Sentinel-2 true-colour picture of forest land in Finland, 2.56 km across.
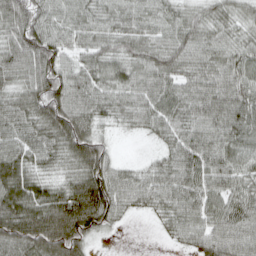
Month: April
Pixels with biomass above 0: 92%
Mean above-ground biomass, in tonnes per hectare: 67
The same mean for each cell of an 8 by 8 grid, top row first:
90 68 62 61 61 57 57 49
92 107 56 62 70 81 67 61
57 109 65 67 70 67 70 73
76 100 85 58 69 73 74 74
70 77 105 25 6 59 69 64
91 49 87 66 25 49 59 43
105 107 142 89 35 61 59 59
106 104 72 4 0 15 50 22
